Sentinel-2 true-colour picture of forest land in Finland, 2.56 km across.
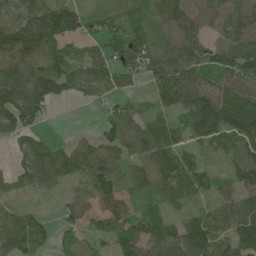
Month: June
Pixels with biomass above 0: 81%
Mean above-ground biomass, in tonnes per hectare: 84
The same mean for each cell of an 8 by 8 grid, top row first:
71 122 67 51 47 141 110 95
179 124 38 63 83 102 71 92
137 128 68 67 41 154 75 97
135 44 1 40 30 75 198 200
32 34 44 81 111 82 75 91
37 86 81 92 89 120 51 94
39 5 81 97 46 33 48 108
95 44 39 81 123 109 141 107
